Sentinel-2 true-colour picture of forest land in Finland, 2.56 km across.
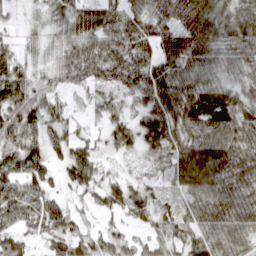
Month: March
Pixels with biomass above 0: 91%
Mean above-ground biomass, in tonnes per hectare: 56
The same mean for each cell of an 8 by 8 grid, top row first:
10 27 54 72 70 76 76 66
26 26 75 87 81 81 73 50
79 45 60 67 90 80 48 33
86 59 14 39 57 70 77 47
56 53 42 31 47 59 83 65
64 43 60 23 29 55 103 68
74 68 22 41 43 36 64 67
53 41 50 37 28 45 57 53
